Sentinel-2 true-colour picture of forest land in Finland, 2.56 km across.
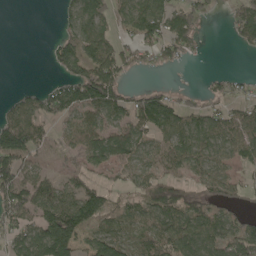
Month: May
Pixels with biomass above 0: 66%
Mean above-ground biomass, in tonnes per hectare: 71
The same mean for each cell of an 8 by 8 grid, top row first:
0 0 86 62 103 97 21 80
0 23 101 91 83 82 5 26
0 12 120 116 2 1 16 18
75 78 91 92 118 90 60 60
163 42 70 103 60 87 68 83
116 40 60 34 70 61 75 39
117 110 145 65 89 105 80 39
73 183 92 101 72 91 85 108
